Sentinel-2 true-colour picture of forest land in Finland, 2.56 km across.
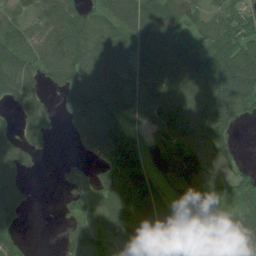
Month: July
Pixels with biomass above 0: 79%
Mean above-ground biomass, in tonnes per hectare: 82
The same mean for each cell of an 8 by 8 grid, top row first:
54 82 75 69 105 87 64 65
81 83 107 90 77 86 79 109
106 55 89 94 97 111 140 131
47 52 98 107 92 115 124 63
86 34 45 144 85 92 95 15
86 1 53 136 102 110 131 37
83 0 56 129 137 69 71 43
67 0 85 116 118 129 36 50
